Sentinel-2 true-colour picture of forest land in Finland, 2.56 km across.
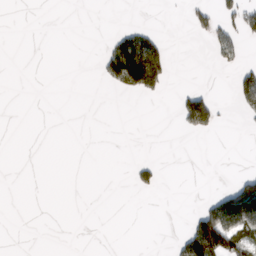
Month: March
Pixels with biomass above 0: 12%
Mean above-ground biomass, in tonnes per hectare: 18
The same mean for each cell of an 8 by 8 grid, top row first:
0 0 0 0 0 0 35 61
0 0 0 47 92 0 17 34
0 0 0 43 114 2 0 49
0 0 0 0 0 20 82 19
0 0 0 0 0 0 0 0
0 0 0 0 21 0 0 29
0 0 0 0 0 0 46 150
0 0 0 0 0 19 206 96
